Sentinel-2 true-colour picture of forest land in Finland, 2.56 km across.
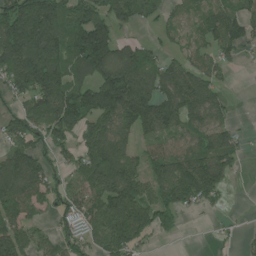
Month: July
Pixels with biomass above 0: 74%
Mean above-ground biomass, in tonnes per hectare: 108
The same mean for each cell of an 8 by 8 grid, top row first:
177 185 136 132 74 42 62 84
210 204 171 152 79 35 77 77
153 193 92 187 130 120 96 0
69 163 139 141 204 144 136 6
94 95 74 153 59 72 124 58
146 91 96 186 110 179 181 17
115 63 118 163 129 115 41 1
129 55 100 151 56 21 8 21
